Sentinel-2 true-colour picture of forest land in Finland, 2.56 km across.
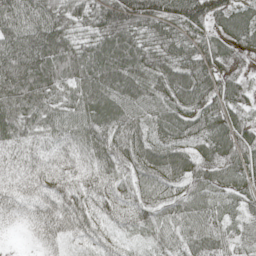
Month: May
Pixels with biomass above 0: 97%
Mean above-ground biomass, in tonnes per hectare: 73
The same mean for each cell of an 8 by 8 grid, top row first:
87 90 62 110 106 88 92 63
118 130 75 103 85 77 66 48
127 106 91 107 94 90 85 49
102 88 88 89 72 73 84 61
64 48 72 95 84 72 76 84
42 50 45 66 73 72 75 73
33 54 69 49 66 60 68 46
5 32 38 34 39 51 73 39
